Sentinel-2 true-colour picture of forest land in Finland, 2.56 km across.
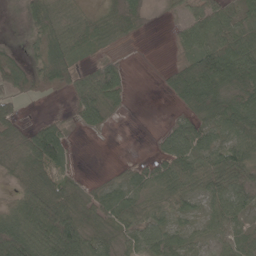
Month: May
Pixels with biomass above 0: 74%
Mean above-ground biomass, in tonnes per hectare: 53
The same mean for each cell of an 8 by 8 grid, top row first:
4 76 42 54 24 14 65 40
16 62 43 17 0 20 86 93
86 71 57 89 0 58 132 86
29 4 52 27 0 20 77 82
43 113 3 1 0 67 59 70
45 86 15 13 49 90 92 64
46 136 56 77 51 44 40 59
135 97 98 50 63 55 31 47
